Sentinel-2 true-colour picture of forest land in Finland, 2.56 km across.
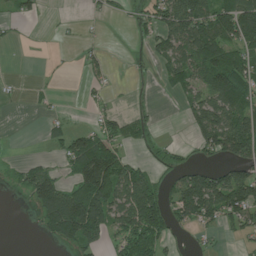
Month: July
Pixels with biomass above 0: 47%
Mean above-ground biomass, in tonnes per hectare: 51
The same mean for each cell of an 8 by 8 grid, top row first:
21 3 4 13 35 125 82 114
5 1 12 2 21 79 105 66
3 2 8 12 3 48 89 87
1 7 2 24 10 3 112 106
0 17 72 65 30 13 72 124
23 62 99 141 62 46 88 78
1 107 139 100 152 62 115 106
0 23 85 39 123 20 7 18
